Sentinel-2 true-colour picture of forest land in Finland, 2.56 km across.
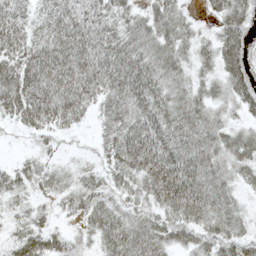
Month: May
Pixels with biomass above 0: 86%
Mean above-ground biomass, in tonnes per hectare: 53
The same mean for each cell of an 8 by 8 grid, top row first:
53 51 57 49 36 44 16 58
61 68 76 63 53 53 32 60
87 85 80 67 81 44 38 57
61 79 50 52 71 71 51 33
2 17 5 50 83 72 67 73
38 38 33 36 69 92 76 41
26 17 41 52 37 70 71 30
40 52 26 65 73 44 50 47
